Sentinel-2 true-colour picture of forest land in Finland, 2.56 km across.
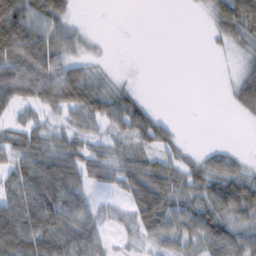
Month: February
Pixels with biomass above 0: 66%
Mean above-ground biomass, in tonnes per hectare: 42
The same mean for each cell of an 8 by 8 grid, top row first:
103 71 4 0 0 0 22 92
124 86 23 2 0 0 4 27
104 101 72 18 1 0 0 28
24 32 59 57 42 0 0 16
42 43 35 27 33 22 5 2
47 80 52 32 69 51 55 50
65 72 54 12 79 52 67 81
101 76 73 17 27 49 70 62
